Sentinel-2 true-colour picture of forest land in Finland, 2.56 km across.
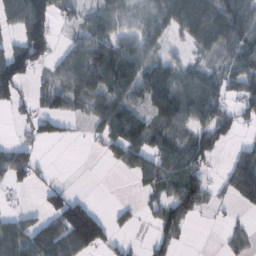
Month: February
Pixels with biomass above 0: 63%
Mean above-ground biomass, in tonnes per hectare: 56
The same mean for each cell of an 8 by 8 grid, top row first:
71 99 35 65 36 77 99 95
69 84 57 78 50 14 50 84
106 22 71 97 75 76 62 60
25 56 23 85 57 99 77 61
44 25 5 67 79 64 100 24
68 12 1 2 58 87 40 87
15 16 102 13 19 86 23 22
80 98 99 41 8 38 0 31
